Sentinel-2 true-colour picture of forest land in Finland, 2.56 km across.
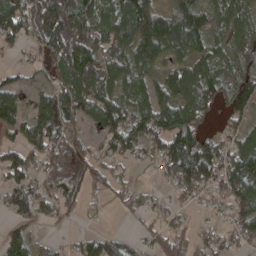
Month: April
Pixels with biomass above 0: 78%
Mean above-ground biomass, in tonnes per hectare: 92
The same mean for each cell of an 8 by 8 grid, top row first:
134 178 129 118 153 106 91 97
49 106 143 100 140 110 97 80
45 56 135 95 91 112 125 89
107 111 87 130 102 149 82 81
84 125 60 84 92 138 110 87
95 86 77 60 10 114 128 153
89 83 45 22 39 45 32 109
93 17 40 63 33 83 64 73
